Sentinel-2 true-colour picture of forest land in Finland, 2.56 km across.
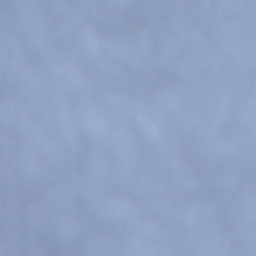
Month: December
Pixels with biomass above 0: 60%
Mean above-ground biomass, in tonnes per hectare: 55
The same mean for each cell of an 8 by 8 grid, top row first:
67 32 67 26 18 71 0 0
36 12 18 75 94 92 42 0
72 35 88 154 93 140 26 0
52 82 71 89 102 24 0 0
44 28 77 165 81 5 0 0
10 10 19 114 60 63 100 47
0 1 31 56 83 114 159 138
8 5 2 7 28 91 134 161
